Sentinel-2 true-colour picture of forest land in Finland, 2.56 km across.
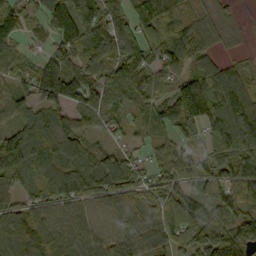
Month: September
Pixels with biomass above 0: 90%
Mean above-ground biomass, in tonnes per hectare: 100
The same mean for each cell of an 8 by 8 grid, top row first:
115 131 177 97 111 113 72 21
57 48 125 181 136 116 83 18
72 158 136 108 127 72 114 82
78 104 92 57 57 116 138 163
160 138 82 34 36 56 78 141
109 105 115 120 62 58 102 110
87 83 75 73 80 83 101 86
138 134 87 70 71 90 171 168
